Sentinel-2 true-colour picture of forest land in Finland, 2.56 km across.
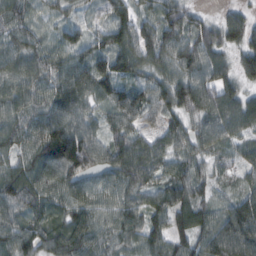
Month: February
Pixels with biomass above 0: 96%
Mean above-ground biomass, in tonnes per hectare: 85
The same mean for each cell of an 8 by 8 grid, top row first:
86 36 31 68 62 88 32 53
86 64 79 106 104 107 107 74
92 82 103 115 77 95 99 73
91 99 90 69 84 77 112 108
72 112 159 81 81 73 67 50
76 89 114 82 103 71 48 47
89 80 91 76 74 95 67 110
106 93 114 73 92 85 105 145
